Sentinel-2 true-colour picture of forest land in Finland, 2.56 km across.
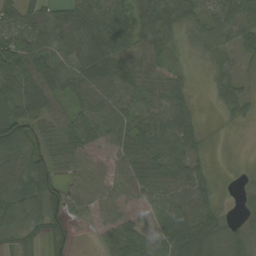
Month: August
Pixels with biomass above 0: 83%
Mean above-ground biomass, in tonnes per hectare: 60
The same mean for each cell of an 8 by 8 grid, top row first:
64 52 66 88 50 55 47 80
88 69 63 97 62 23 48 47
99 92 78 86 69 38 20 36
97 78 60 67 64 81 3 35
100 59 68 49 84 83 12 1
103 97 51 48 88 78 33 4
90 96 32 42 24 66 60 14
43 56 7 69 80 91 83 45
